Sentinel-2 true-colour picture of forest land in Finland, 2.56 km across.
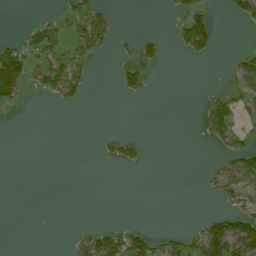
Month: July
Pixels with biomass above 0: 22%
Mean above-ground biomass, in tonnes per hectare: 25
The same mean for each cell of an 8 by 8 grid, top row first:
0 12 61 29 0 22 40 32
48 75 63 27 27 21 50 7
99 80 62 9 30 0 0 41
7 0 3 0 0 0 60 46
0 0 0 17 11 0 17 35
0 0 0 0 0 0 15 72
0 0 0 0 0 0 1 42
0 0 32 84 62 30 125 108
